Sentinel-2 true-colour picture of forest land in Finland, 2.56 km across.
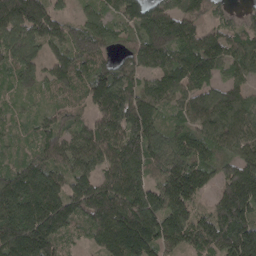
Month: April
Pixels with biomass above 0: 94%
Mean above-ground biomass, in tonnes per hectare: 132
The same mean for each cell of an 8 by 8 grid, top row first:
194 164 69 93 170 184 83 48
136 105 144 86 165 163 150 105
82 88 114 150 102 143 108 73
37 58 58 169 162 75 139 108
42 114 128 169 181 132 105 100
136 137 123 147 115 190 96 181
200 196 153 198 218 181 74 201
184 144 32 174 197 138 144 217
